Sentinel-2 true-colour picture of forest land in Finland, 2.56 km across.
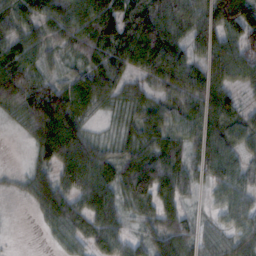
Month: October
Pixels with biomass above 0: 88%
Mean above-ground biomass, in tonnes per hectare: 70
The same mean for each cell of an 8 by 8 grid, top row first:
65 74 89 115 119 81 91 130
81 53 75 114 100 80 84 77
125 52 68 78 46 102 84 50
54 135 63 29 67 62 75 56
2 106 90 43 77 57 83 57
19 59 101 70 114 85 48 58
4 74 79 83 60 67 22 63
2 14 54 82 47 84 39 55
